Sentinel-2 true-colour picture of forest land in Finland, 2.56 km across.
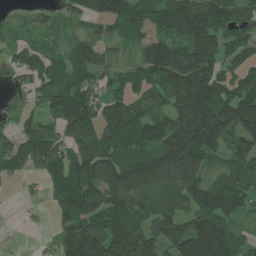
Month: June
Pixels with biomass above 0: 82%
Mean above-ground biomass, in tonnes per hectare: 107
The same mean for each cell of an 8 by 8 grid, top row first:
26 41 68 125 115 153 138 77
38 41 77 44 81 131 139 77
20 81 84 54 93 167 140 88
27 73 148 101 99 148 246 178
102 125 127 132 159 209 183 119
36 92 132 181 128 157 82 130
3 33 139 142 87 83 181 79
0 12 178 176 141 136 198 72
